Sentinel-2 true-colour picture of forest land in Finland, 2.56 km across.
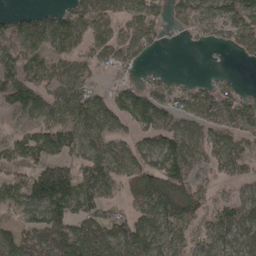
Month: April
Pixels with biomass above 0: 74%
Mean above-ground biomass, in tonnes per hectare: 75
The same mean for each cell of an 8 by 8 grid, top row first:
39 56 97 64 81 51 85 123
79 71 59 80 57 2 9 46
102 72 85 27 32 22 25 15
73 89 93 77 105 72 82 90
90 109 87 76 59 103 66 57
52 163 92 88 148 135 37 48
69 143 96 41 106 124 49 69
79 100 125 103 83 53 48 55
